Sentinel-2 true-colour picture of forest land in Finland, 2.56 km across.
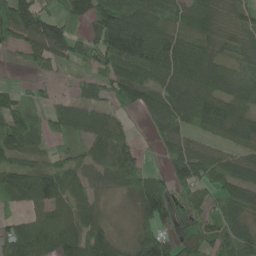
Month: May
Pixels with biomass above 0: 82%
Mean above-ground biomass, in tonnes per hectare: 79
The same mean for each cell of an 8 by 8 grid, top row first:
169 81 60 134 118 75 80 62
53 114 90 141 113 112 70 64
14 29 44 97 95 96 119 117
81 52 68 61 62 92 119 77
96 31 40 99 12 47 30 63
85 89 48 72 124 90 56 60
28 87 53 15 121 71 69 73
140 91 99 75 118 70 63 84
